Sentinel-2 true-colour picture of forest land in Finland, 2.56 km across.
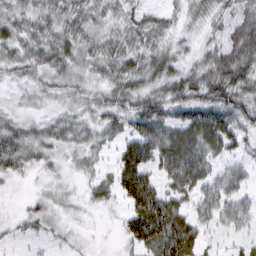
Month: March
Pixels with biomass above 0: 89%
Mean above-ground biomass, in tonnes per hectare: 39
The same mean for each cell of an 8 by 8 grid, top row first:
33 35 40 26 28 20 30 45
37 45 39 35 40 25 34 62
28 35 31 38 42 53 61 63
22 21 30 46 60 47 71 54
48 36 32 23 76 74 59 34
23 15 17 37 76 73 44 38
8 24 13 14 89 61 46 44
10 14 9 3 66 96 16 18
